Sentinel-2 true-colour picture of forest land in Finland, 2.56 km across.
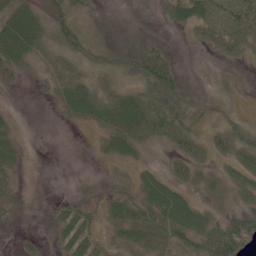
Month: June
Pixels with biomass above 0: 72%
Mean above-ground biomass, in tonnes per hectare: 26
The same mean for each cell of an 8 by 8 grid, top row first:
18 44 29 9 8 36 39 47
28 34 51 33 34 8 31 45
16 22 32 34 47 41 12 18
2 4 21 35 38 50 26 12
15 7 4 24 26 37 30 47
12 0 7 16 12 26 34 50
13 9 24 20 38 39 22 26
6 9 26 24 33 41 43 45
